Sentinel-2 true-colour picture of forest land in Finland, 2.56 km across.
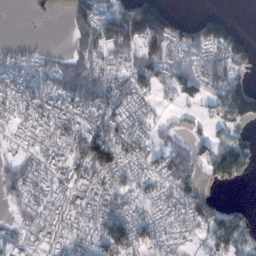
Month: February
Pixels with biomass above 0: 69%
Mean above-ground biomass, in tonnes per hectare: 60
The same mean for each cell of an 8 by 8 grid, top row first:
0 0 94 115 191 36 35 1
26 14 67 123 137 68 85 82
83 72 108 52 76 81 86 62
58 67 83 75 33 28 30 107
19 61 98 116 39 48 46 59
42 42 56 72 44 101 38 54
26 44 36 58 34 45 67 28
40 26 41 91 53 28 54 83
